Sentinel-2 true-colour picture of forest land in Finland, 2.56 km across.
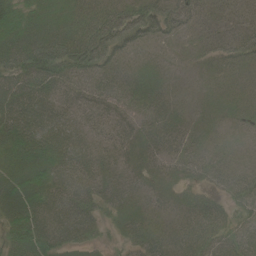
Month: June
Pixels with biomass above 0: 94%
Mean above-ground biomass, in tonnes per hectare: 45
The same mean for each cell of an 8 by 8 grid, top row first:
70 50 45 53 68 55 27 28
82 86 79 62 29 17 28 46
63 72 46 41 36 13 20 25
70 50 34 30 33 29 20 29
76 70 45 35 45 38 26 23
71 59 47 31 39 34 29 36
85 58 52 34 30 31 50 40
67 61 39 24 41 37 42 40
